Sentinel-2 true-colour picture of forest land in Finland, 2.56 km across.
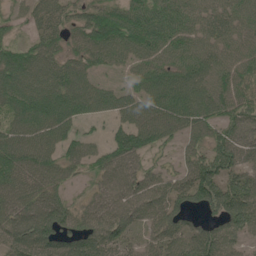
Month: June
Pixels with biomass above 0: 85%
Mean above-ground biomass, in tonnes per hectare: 77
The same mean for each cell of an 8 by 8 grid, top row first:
29 70 54 83 88 80 66 68
57 71 70 100 88 76 70 63
93 88 82 16 72 90 80 66
86 121 81 54 87 106 76 77
99 84 66 70 82 36 68 96
102 84 30 71 64 52 106 92
95 106 44 78 73 90 73 126
90 105 96 86 49 78 97 49
